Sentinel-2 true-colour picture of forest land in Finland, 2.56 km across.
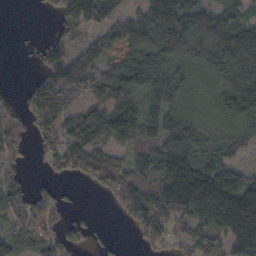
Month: October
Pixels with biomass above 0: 76%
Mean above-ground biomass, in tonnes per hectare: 98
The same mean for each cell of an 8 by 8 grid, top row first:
0 13 153 95 99 174 119 72
2 76 67 97 125 133 135 142
1 136 185 113 151 122 68 123
40 149 92 138 125 108 69 121
76 67 129 76 68 143 77 80
58 31 55 126 55 173 141 97
110 89 15 32 149 160 184 195
84 80 55 19 57 71 119 174
